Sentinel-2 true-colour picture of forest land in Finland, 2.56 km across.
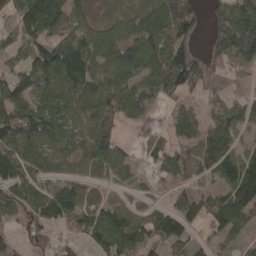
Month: April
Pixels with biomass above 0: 74%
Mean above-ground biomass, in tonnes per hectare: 64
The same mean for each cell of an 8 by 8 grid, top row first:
50 125 43 26 63 113 31 76
39 69 76 69 90 100 29 89
67 81 96 74 73 97 68 27
85 72 64 69 47 35 31 43
81 65 62 76 23 49 88 45
80 41 44 49 15 42 56 139
66 91 92 73 33 60 74 107
33 42 36 104 65 87 24 31
